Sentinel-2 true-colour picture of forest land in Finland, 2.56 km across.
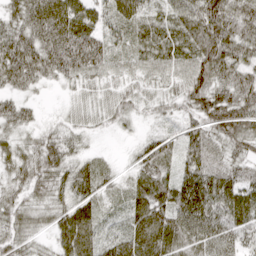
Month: April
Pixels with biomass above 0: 93%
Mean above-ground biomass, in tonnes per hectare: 55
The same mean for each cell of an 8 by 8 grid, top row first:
55 124 78 52 48 54 92 80
86 98 101 41 44 57 82 71
71 39 43 35 37 42 77 62
54 6 39 50 26 37 76 83
41 57 27 2 39 47 49 58
42 58 51 20 58 52 67 49
47 42 53 17 70 73 74 67
45 22 83 38 70 61 70 45
